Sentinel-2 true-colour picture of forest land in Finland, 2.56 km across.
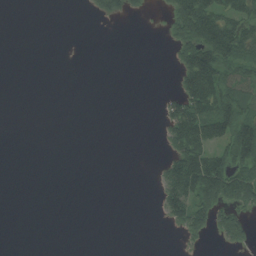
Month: August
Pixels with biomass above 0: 27%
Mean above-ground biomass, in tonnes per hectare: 30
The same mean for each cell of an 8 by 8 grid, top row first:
0 0 1 18 4 67 113 74
0 0 0 0 0 41 133 89
0 0 0 0 0 26 132 69
0 0 0 0 0 66 104 86
0 0 0 0 0 58 86 126
0 0 0 0 0 95 168 87
0 0 0 0 0 71 76 52
0 0 0 0 0 3 12 40
